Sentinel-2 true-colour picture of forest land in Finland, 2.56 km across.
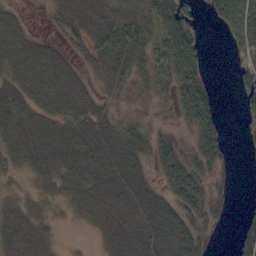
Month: October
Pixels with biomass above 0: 72%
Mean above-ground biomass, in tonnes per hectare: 33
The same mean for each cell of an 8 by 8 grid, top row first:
13 9 47 44 45 56 16 83
35 27 23 62 41 72 8 43
28 41 26 40 23 53 25 29
43 35 37 21 13 26 45 14
37 45 45 43 31 30 49 2
11 34 40 40 24 51 29 2
21 13 26 42 42 40 38 5
38 19 2 42 50 52 22 31
